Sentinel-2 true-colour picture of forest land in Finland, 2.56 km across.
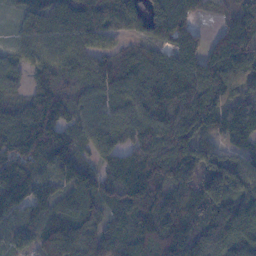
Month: November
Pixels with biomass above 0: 92%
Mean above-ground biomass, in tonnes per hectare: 119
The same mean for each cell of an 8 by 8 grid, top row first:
23 78 112 117 112 125 35 100
62 99 117 86 83 95 79 130
75 120 111 127 124 149 180 118
85 163 99 87 111 146 175 56
149 203 100 114 155 165 75 57
159 87 171 107 185 130 130 136
106 113 115 86 128 100 115 154
88 173 190 133 162 157 140 166
